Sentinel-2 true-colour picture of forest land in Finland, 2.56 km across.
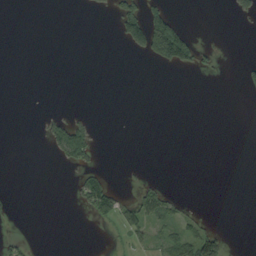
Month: September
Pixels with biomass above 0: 12%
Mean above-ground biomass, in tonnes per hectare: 12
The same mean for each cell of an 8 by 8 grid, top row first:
0 0 0 17 91 24 0 14
0 0 0 0 59 134 9 0
0 0 0 0 0 0 1 8
0 7 5 0 0 0 0 0
0 18 80 0 0 0 0 0
0 0 20 11 5 0 0 0
4 0 9 35 50 22 1 0
12 0 0 3 16 49 76 0
